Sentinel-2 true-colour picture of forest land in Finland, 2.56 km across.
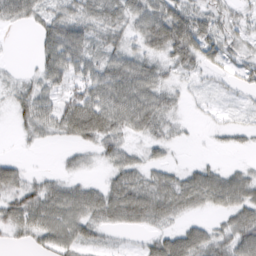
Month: February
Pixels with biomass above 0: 74%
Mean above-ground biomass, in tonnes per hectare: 36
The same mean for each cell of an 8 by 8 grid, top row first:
45 36 43 35 48 58 36 21
0 45 55 35 38 67 41 26
15 38 48 65 61 19 11 24
30 49 90 75 72 20 7 9
4 9 35 45 20 12 2 8
37 15 15 27 34 30 43 31
53 59 54 54 62 46 26 52
13 36 39 8 16 56 49 60
